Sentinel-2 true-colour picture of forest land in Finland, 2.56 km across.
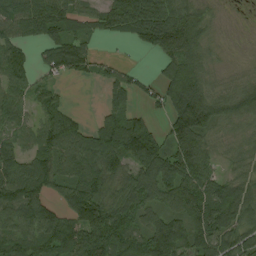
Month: August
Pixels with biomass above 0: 83%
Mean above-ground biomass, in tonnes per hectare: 109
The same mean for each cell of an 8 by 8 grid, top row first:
134 187 80 113 180 126 43 7
92 106 96 3 62 151 61 12
107 47 39 79 36 218 73 39
78 98 19 83 42 172 142 112
81 124 132 169 168 121 62 48
186 165 128 117 132 188 98 61
163 85 150 111 105 96 172 114
128 166 149 167 149 137 142 97
